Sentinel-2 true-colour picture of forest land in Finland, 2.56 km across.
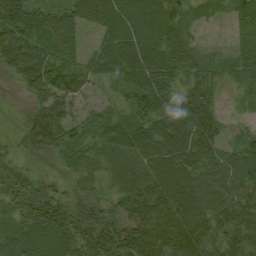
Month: August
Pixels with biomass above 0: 88%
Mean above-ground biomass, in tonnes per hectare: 48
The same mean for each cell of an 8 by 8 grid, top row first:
67 46 50 66 79 43 14 26
69 59 24 54 59 60 14 26
20 79 59 33 69 42 47 18
3 70 23 30 63 57 67 8
10 48 43 45 57 69 65 33
19 10 17 24 46 69 49 57
31 49 46 38 69 86 62 68
45 67 56 63 88 82 62 72
